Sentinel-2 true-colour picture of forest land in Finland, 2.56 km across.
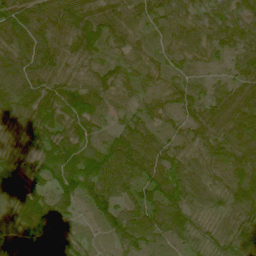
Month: June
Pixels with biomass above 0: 99%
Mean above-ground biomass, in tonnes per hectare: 72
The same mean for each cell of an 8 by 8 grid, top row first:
98 89 90 76 64 67 60 59
83 78 77 58 51 60 65 57
75 71 61 72 49 47 36 62
75 78 85 60 53 59 66 81
64 64 78 70 88 58 68 81
74 70 104 100 88 81 63 84
70 92 46 98 101 93 56 89
76 103 47 44 72 59 54 90
